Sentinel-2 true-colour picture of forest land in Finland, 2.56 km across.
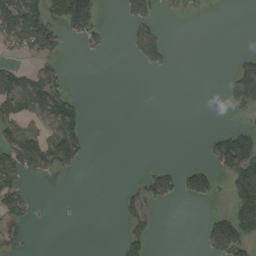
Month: August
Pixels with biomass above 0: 27%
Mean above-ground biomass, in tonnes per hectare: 34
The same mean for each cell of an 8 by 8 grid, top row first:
103 90 154 0 51 7 3 0
38 67 16 7 67 4 0 4
59 70 0 0 0 0 0 146
52 72 35 0 0 0 0 26
70 69 54 0 0 0 29 143
69 22 5 0 29 50 65 115
62 1 1 0 47 1 6 96
2 0 0 1 49 0 50 92
